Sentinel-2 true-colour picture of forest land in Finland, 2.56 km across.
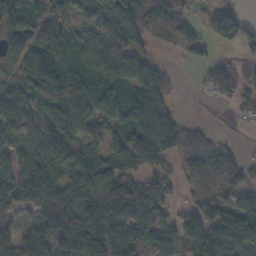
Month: November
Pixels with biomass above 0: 77%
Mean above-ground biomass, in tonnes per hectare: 79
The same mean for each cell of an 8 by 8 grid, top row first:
88 61 54 99 101 76 33 49
88 105 88 122 39 27 31 42
62 133 84 77 120 18 27 34
74 77 102 96 140 38 0 23
63 120 91 67 133 76 36 8
100 87 97 103 50 45 57 54
63 97 162 112 138 38 80 97
100 108 153 115 80 78 138 127
